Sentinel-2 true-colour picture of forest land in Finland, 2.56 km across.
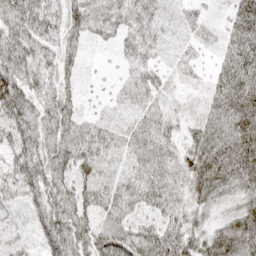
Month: April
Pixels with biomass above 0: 95%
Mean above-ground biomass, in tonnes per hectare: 49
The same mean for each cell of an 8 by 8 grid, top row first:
62 51 60 35 37 18 16 60
70 40 35 14 33 16 13 66
76 44 27 12 41 16 24 81
71 62 32 13 33 19 37 76
60 67 56 36 48 33 73 78
57 72 57 25 48 44 79 75
28 71 68 48 50 44 43 52
21 66 75 88 76 72 58 82
